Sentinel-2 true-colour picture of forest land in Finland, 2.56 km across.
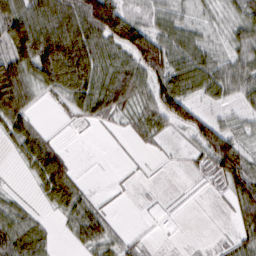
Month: February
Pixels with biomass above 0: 70%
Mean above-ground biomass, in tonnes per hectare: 47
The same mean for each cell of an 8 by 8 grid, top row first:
95 95 115 121 31 38 20 40
82 119 109 78 120 60 36 42
91 64 79 84 67 87 66 58
85 3 35 50 46 83 23 26
38 43 0 2 14 8 85 48
3 81 12 1 3 2 22 91
37 19 52 7 2 3 2 56
73 26 34 32 8 1 3 36
